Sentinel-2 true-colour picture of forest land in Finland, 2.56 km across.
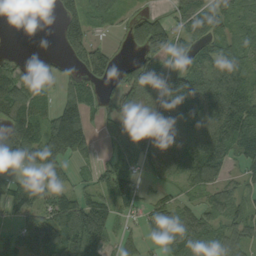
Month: September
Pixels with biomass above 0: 73%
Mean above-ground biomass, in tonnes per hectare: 72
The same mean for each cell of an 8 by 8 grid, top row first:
0 6 89 47 45 49 79 49
1 0 104 31 96 69 68 64
94 31 75 61 121 148 106 81
98 58 118 71 106 90 98 98
143 139 129 25 109 36 92 89
48 84 25 83 27 33 65 40
69 96 134 85 37 43 51 50
56 125 126 47 35 80 81 55
